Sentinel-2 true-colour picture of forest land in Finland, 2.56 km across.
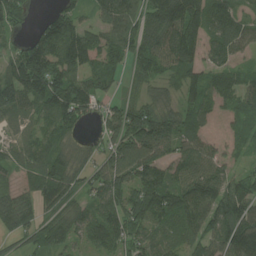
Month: July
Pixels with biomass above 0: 87%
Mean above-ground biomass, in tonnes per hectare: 108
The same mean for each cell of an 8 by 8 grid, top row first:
86 54 62 109 108 164 143 86
63 155 179 119 120 172 105 88
168 217 112 74 71 65 90 68
104 126 144 86 138 97 70 70
54 95 47 105 169 106 51 45
56 148 85 116 130 85 133 75
123 78 70 120 180 161 142 172
64 99 73 110 99 84 106 204
